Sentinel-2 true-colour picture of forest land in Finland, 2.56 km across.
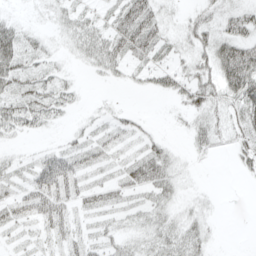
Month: April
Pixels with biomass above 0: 67%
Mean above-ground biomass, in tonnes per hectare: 22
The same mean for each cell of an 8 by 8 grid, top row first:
8 11 21 18 46 9 16 28
39 14 24 33 32 12 31 46
38 25 6 9 13 30 33 77
40 32 7 9 3 7 30 41
7 5 18 19 17 5 21 23
17 49 26 12 37 21 0 8
30 43 16 20 25 19 9 0
10 19 20 16 24 36 18 0
